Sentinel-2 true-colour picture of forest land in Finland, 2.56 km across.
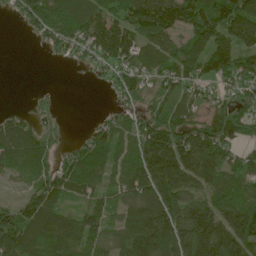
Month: June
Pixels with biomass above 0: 79%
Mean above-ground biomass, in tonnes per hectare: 95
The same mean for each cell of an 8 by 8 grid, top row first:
36 117 88 100 167 157 150 161
0 34 83 166 101 83 138 113
0 0 1 59 74 100 80 97
25 23 0 30 56 85 64 58
117 56 46 93 136 161 162 69
36 76 123 48 147 186 125 79
68 123 57 58 160 146 115 104
136 106 117 68 190 168 207 158
